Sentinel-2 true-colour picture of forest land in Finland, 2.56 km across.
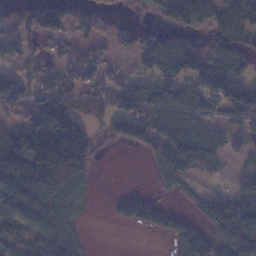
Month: January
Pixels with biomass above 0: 63%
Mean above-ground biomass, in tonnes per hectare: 77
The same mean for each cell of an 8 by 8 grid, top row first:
25 103 41 15 23 113 106 151
92 27 33 25 75 115 109 83
72 47 54 41 60 95 109 76
55 204 86 75 97 82 70 91
155 221 182 31 76 106 83 29
202 244 112 0 1 49 10 10
124 116 32 11 67 18 84 77
51 106 39 0 1 57 59 129
